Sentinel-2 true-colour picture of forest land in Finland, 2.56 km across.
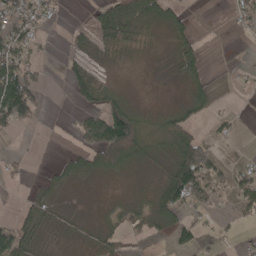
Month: April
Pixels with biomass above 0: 49%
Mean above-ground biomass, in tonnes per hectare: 37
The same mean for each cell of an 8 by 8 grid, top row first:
85 31 0 67 48 36 0 34
78 4 27 42 15 37 9 0
123 13 52 6 0 12 25 7
129 10 32 80 14 35 33 5
1 0 35 173 38 76 59 4
16 23 37 21 6 127 115 57
13 43 3 13 24 101 38 39
77 15 15 37 18 45 15 21
